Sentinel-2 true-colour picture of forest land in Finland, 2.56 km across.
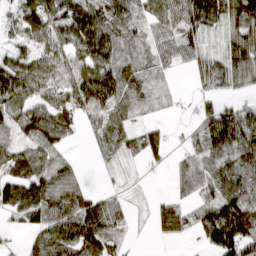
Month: March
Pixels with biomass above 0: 79%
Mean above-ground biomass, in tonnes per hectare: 76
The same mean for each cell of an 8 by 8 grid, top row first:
38 110 149 112 65 85 122 123
35 56 111 132 56 60 40 111
148 88 157 136 86 8 70 73
80 79 84 96 25 7 61 71
64 53 9 67 72 9 104 127
92 70 32 9 6 36 91 103
90 111 95 70 5 65 99 184
6 90 107 54 1 28 72 177
